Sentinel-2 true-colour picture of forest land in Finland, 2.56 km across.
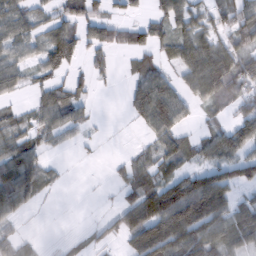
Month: February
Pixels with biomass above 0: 63%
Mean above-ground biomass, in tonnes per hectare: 60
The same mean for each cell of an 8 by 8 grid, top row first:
81 44 78 44 28 85 54 76
67 82 58 48 56 70 89 84
56 47 34 11 88 52 149 101
30 68 46 0 90 92 28 56
68 30 19 1 24 67 64 95
93 33 1 14 51 66 87 75
47 2 0 19 110 163 154 76
34 4 12 25 126 117 106 76
